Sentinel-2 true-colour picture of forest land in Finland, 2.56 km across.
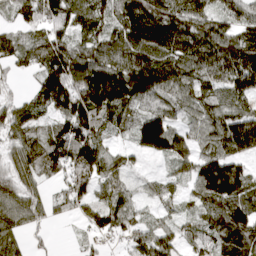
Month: April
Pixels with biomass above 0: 85%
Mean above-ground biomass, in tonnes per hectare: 88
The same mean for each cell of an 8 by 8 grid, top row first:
43 89 100 90 148 115 81 78
73 113 81 110 123 117 120 112
19 99 145 177 153 109 80 120
65 67 139 104 89 71 85 86
68 95 138 50 105 94 71 120
72 51 110 72 29 45 118 100
98 53 59 96 36 42 88 118
61 17 17 39 91 65 84 107
